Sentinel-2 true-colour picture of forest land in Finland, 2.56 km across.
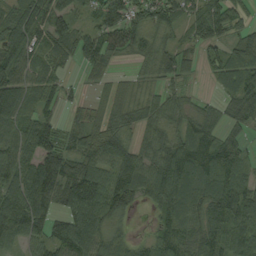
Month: August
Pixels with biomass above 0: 85%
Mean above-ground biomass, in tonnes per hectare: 86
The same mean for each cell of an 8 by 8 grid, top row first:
102 119 39 100 73 69 105 56
123 89 95 103 71 50 54 91
118 70 18 37 26 55 27 142
98 53 34 56 59 55 37 81
84 106 82 126 63 85 95 66
96 130 132 110 110 137 119 93
145 83 136 111 32 98 118 138
60 90 138 65 34 92 136 116
